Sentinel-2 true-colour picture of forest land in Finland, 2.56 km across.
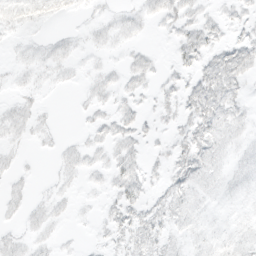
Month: March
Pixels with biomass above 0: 60%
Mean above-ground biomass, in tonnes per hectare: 7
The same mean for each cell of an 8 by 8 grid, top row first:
10 11 3 5 7 11 5 6
3 6 4 5 3 9 12 13
4 5 3 5 7 6 14 10
8 2 2 7 5 8 14 7
5 3 4 9 6 8 12 6
5 1 5 9 9 11 9 6
5 7 2 8 11 10 5 5
6 5 1 7 13 6 8 10
